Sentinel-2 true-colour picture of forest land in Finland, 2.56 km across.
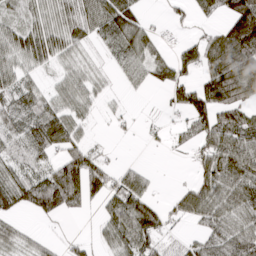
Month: March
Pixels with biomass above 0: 69%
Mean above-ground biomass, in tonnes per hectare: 49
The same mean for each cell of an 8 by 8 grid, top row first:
37 64 75 88 26 16 28 110
69 72 37 35 69 25 67 116
50 17 43 12 27 59 60 102
54 58 40 11 3 21 88 69
28 71 42 5 5 15 61 81
50 57 99 40 31 1 58 88
46 62 26 46 78 33 68 72
39 15 14 47 80 14 45 72
